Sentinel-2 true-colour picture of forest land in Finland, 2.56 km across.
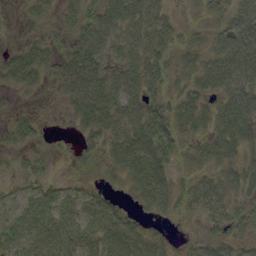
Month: September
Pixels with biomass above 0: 80%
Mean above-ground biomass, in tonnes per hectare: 44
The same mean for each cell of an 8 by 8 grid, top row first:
7 19 41 72 79 21 23 49
21 36 61 50 66 35 40 70
51 24 101 63 72 29 50 59
15 3 56 74 71 53 37 63
25 14 19 45 83 49 39 49
20 21 13 21 81 32 36 54
42 53 51 39 34 32 53 36
44 57 57 53 47 11 34 36
